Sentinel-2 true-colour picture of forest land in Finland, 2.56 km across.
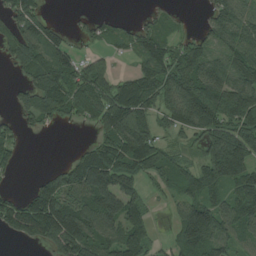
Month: August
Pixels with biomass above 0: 70%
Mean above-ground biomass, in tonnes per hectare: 92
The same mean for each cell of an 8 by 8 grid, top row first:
103 35 17 21 15 22 52 107
100 112 26 31 73 65 64 108
22 127 103 63 103 116 136 110
47 86 69 132 117 131 195 202
42 0 20 126 159 29 97 159
14 59 152 180 78 79 127 166
79 173 129 147 71 47 127 116
26 91 168 110 102 68 137 67
